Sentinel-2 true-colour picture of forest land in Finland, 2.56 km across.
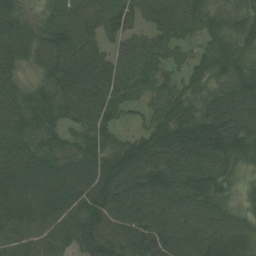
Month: July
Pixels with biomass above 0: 95%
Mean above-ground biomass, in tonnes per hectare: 86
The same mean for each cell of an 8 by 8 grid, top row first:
82 58 78 81 38 93 71 71
91 95 94 47 86 58 52 73
69 70 109 96 82 47 61 80
96 79 83 71 42 90 83 98
96 73 82 67 99 116 121 89
90 107 110 122 114 111 105 37
106 110 116 111 100 83 86 41
96 93 102 115 123 99 91 75
